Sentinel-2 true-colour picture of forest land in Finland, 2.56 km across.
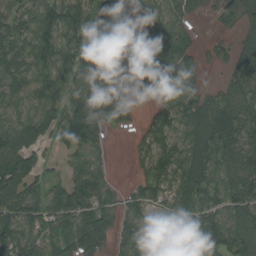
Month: August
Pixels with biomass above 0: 85%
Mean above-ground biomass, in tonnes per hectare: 86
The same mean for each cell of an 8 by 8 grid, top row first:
78 105 102 79 70 64 11 47
111 125 118 103 102 90 24 80
109 67 92 133 63 101 20 64
75 101 128 84 13 101 104 75
140 91 112 9 53 95 122 89
132 51 95 21 51 111 111 94
114 115 105 57 73 87 91 83
126 85 116 45 87 64 110 102
